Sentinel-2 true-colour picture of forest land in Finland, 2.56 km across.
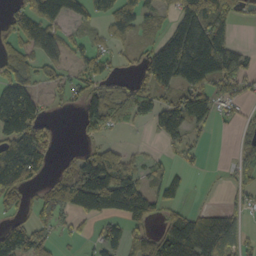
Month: October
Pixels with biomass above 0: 60%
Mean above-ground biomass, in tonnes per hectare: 74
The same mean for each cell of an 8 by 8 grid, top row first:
53 106 62 72 57 62 131 29
68 81 35 36 33 192 225 46
101 39 37 35 68 137 134 100
199 23 76 129 83 112 77 28
121 68 18 36 8 33 12 41
111 32 111 136 66 37 2 46
41 78 77 102 98 41 28 35
134 55 19 59 81 149 128 62
